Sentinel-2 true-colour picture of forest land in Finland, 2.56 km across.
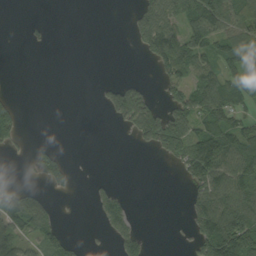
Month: September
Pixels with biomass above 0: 41%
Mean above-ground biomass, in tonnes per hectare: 47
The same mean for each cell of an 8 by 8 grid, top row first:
0 2 0 0 64 72 115 93
0 8 0 0 54 110 82 98
0 0 0 13 14 55 70 101
36 0 0 64 119 76 107 48
24 14 0 0 42 109 129 101
4 56 2 3 0 11 117 93
112 38 0 55 0 0 100 92
65 69 8 25 28 2 139 142
